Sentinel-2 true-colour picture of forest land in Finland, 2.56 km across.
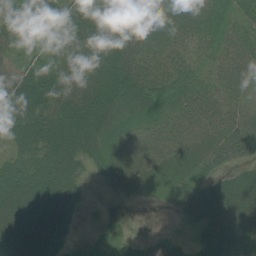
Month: July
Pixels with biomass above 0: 93%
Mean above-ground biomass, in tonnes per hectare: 53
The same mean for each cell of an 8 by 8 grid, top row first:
42 87 69 76 75 66 63 41
30 58 78 82 58 53 34 47
63 75 69 73 73 69 34 42
72 63 75 52 45 51 60 37
40 73 54 33 30 39 52 86
70 75 34 47 45 38 29 32
83 64 30 28 2 20 52 65
83 72 22 38 15 18 41 50
